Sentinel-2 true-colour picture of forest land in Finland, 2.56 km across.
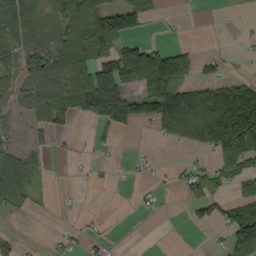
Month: September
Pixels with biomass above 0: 46%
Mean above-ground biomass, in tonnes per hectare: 59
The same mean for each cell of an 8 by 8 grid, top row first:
92 57 110 110 39 5 0 2
72 91 100 66 103 40 1 4
56 97 132 156 117 120 58 43
28 90 85 117 95 208 222 230
19 16 6 13 2 44 129 151
100 9 2 5 8 19 60 73
33 4 3 0 12 2 54 68
29 9 15 8 0 0 3 110
